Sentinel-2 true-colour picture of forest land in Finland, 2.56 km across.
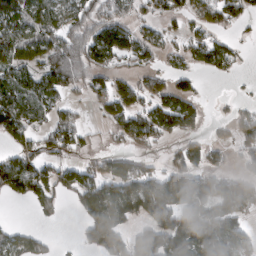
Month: March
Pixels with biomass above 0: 60%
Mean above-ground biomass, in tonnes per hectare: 78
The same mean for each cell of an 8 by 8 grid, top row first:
97 94 86 85 35 50 54 64
105 115 125 134 76 33 78 18
89 90 85 69 50 50 9 6
139 72 29 51 70 127 18 31
62 59 43 22 43 31 52 57
134 81 75 93 105 103 96 53
6 41 79 190 131 178 131 86
74 26 41 145 126 153 162 89
